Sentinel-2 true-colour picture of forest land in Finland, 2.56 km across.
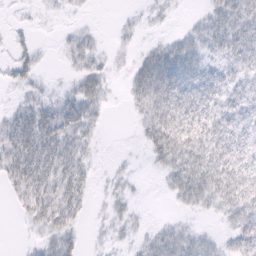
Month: February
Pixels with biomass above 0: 66%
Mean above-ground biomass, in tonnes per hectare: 21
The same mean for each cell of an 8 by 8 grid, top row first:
3 3 3 1 6 3 18 37
14 2 22 6 11 25 19 32
17 4 25 9 37 41 27 19
21 33 42 2 23 44 28 21
44 48 30 0 14 42 32 25
40 42 32 8 3 27 37 33
11 38 21 12 3 7 14 30
1 20 14 9 13 29 14 28
